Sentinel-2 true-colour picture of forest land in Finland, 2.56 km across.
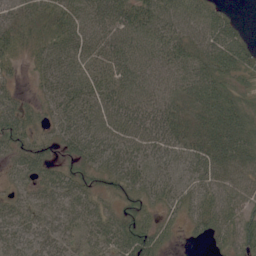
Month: June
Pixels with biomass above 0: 92%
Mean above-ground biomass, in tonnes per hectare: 49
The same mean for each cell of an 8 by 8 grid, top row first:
30 33 43 66 65 63 58 10
30 35 42 59 63 53 60 53
18 43 48 58 66 48 61 40
65 37 72 72 72 45 59 59
38 26 63 65 60 56 68 73
30 40 38 42 48 39 58 56
41 49 52 27 35 34 58 51
44 43 43 59 72 15 31 59
